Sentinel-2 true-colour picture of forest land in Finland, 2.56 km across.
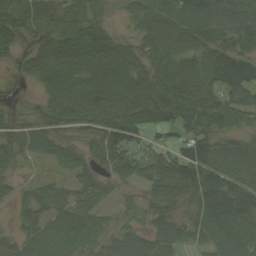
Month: September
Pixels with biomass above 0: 86%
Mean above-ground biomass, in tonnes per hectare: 79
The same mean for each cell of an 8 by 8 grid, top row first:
50 61 39 13 67 117 108 93
37 60 74 69 68 76 96 95
14 86 95 106 95 129 99 116
31 58 106 130 123 146 138 99
62 55 48 123 46 62 101 59
31 24 62 68 95 165 116 101
34 62 68 27 59 70 114 133
52 76 47 49 67 84 78 105
